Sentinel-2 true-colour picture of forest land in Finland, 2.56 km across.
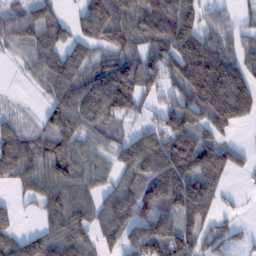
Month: February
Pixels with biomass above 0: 80%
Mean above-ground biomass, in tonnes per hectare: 104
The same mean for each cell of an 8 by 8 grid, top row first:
95 91 62 153 135 167 72 37
73 104 74 92 101 161 140 60
8 87 119 198 131 109 237 145
17 58 127 139 43 115 152 129
127 91 87 73 127 149 126 33
86 99 102 66 126 174 168 24
42 97 128 123 128 152 109 15
90 101 113 71 137 165 71 33
